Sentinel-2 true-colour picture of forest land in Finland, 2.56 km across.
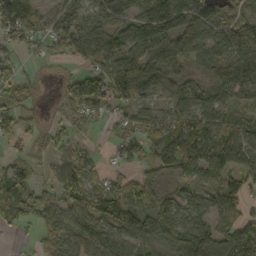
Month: October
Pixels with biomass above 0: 79%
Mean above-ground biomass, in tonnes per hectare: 76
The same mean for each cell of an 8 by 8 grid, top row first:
149 51 74 86 106 162 112 70
38 25 78 101 135 102 85 117
48 6 67 115 103 53 53 117
51 11 46 37 46 63 78 38
22 34 32 23 59 119 103 98
66 26 107 42 62 64 74 78
89 79 92 129 122 106 90 55
6 48 78 102 112 103 111 108
